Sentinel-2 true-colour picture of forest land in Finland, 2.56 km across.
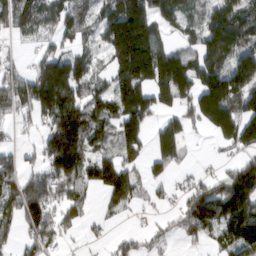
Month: March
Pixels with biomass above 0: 71%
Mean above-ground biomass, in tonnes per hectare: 119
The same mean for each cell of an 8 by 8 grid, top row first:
108 130 81 135 206 119 107 160
18 49 58 139 251 84 149 128
123 253 159 101 186 245 151 184
87 175 193 136 165 91 192 158
37 127 207 98 99 145 10 129
104 149 158 149 67 39 53 166
130 139 95 47 38 49 170 184
58 104 24 36 41 38 61 171
